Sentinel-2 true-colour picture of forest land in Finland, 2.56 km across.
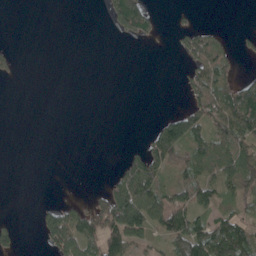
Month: May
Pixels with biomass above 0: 38%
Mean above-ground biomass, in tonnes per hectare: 52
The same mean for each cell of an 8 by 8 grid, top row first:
0 0 0 63 104 8 0 0
6 0 0 0 3 25 103 20
9 0 0 0 0 5 107 57
0 0 0 0 0 35 111 162
0 0 0 0 33 118 119 102
0 0 0 34 170 56 89 124
0 38 55 208 196 154 66 45
37 86 156 139 70 131 144 129
